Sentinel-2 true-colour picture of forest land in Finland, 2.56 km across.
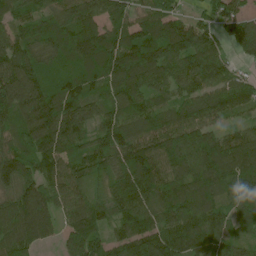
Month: June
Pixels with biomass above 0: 94%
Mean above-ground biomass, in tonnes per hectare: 112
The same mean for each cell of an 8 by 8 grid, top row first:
82 90 127 103 94 88 60 89
130 110 153 137 160 157 129 70
154 103 117 122 118 107 104 69
110 145 132 82 112 95 112 64
97 141 91 117 127 120 146 127
117 115 104 94 131 110 126 121
121 127 116 114 128 134 104 92
120 56 113 80 146 137 132 60
